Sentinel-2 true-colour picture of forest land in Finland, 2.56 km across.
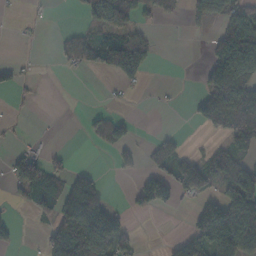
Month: November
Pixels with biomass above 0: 39%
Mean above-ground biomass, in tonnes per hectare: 46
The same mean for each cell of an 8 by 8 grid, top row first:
3 4 23 109 33 21 58 65
1 1 70 159 74 0 27 143
25 1 1 19 29 0 67 133
3 0 4 14 1 3 91 136
8 6 1 42 13 30 15 58
47 60 46 6 30 91 91 99
10 34 169 32 30 15 14 129
17 70 164 108 4 26 54 102
